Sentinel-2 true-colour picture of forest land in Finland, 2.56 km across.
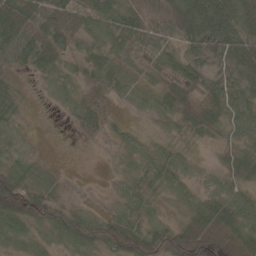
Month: May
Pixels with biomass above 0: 84%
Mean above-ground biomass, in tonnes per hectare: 41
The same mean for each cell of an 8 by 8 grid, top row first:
98 74 59 43 58 70 89 70
59 78 35 37 42 28 45 56
9 19 27 43 26 46 27 42
15 1 36 13 11 53 61 40
14 1 2 10 17 15 15 31
62 24 1 6 27 26 14 38
91 78 21 12 22 15 57 53
25 20 68 75 86 101 120 89
